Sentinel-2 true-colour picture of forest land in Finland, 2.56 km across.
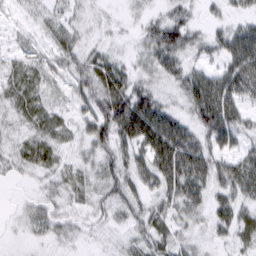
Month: March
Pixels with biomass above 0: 81%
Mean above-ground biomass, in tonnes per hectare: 34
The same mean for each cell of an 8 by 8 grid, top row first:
7 24 16 8 21 32 13 23
16 23 33 17 28 61 32 68
38 23 35 63 26 35 59 76
30 39 30 73 69 31 75 42
22 43 29 52 44 72 41 30
13 24 30 38 43 56 49 58
5 24 19 36 35 38 32 38
3 19 15 12 35 32 15 31
